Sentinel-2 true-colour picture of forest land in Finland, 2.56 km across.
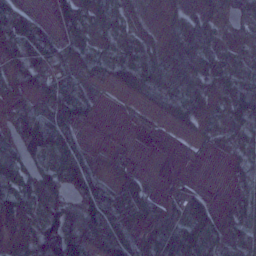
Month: January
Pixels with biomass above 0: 74%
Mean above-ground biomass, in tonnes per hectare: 43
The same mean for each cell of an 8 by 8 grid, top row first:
94 15 52 52 10 22 31 23
84 76 48 36 55 27 45 11
24 55 45 41 80 57 46 44
35 63 51 1 5 41 26 69
63 101 36 0 0 2 7 23
62 52 65 14 11 0 0 24
44 46 71 99 50 19 38 20
13 118 84 78 43 89 43 64
